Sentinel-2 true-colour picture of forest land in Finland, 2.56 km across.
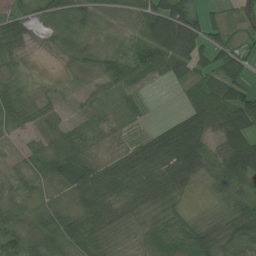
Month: July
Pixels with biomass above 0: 84%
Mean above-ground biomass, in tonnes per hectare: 45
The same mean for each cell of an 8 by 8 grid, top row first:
40 30 47 13 61 110 35 34
49 16 27 19 64 94 72 43
29 14 18 59 35 35 57 62
40 34 20 28 15 17 71 86
8 37 45 18 50 103 39 82
17 45 74 64 74 81 40 71
23 33 51 46 47 33 7 47
45 43 55 26 30 59 49 61
